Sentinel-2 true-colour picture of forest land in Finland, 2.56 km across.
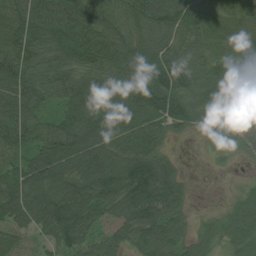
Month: July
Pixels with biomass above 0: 94%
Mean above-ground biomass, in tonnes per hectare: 91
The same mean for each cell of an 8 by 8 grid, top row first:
103 115 129 91 118 124 84 76
107 116 143 141 103 86 69 85
109 106 96 104 135 125 91 99
104 57 117 107 117 106 70 109
81 111 125 93 94 16 28 49
73 115 108 126 154 66 10 13
109 121 116 81 141 66 11 67
61 59 87 54 79 68 44 71
